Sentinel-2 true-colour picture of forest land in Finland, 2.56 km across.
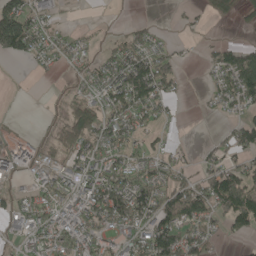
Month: May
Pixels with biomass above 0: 60%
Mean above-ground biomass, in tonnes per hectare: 60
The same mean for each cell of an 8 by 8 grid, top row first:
158 45 1 2 6 6 23 35
116 56 29 39 70 21 25 55
2 6 37 92 138 59 24 107
1 12 92 76 79 13 10 45
27 27 89 80 42 14 24 85
16 50 96 114 71 67 77 99
39 75 103 135 112 123 90 136
32 98 102 50 104 125 46 24
